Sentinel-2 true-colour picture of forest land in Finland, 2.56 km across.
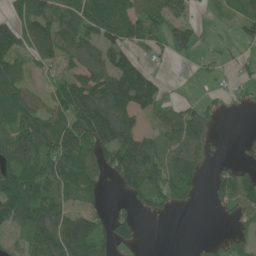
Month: June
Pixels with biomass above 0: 67%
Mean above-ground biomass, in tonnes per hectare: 75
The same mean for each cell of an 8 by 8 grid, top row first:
72 102 94 115 71 55 11 54
101 98 112 103 52 53 7 28
85 46 116 148 96 2 15 24
109 75 145 139 81 55 35 10
102 109 132 137 99 96 57 13
123 110 94 57 121 111 27 78
123 118 65 27 40 39 9 65
39 138 179 97 19 0 17 47
